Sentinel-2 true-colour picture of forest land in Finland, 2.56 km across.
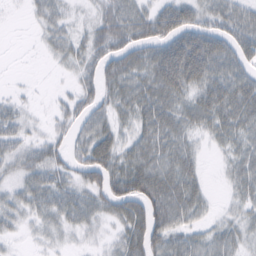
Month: February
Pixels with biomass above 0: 78%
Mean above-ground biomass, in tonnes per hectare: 44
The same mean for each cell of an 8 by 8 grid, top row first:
2 35 10 53 48 77 40 58
0 20 33 60 57 102 99 59
1 2 32 53 52 103 79 62
27 10 49 42 49 47 59 59
35 41 44 56 46 47 16 39
31 52 43 73 76 57 11 42
36 46 53 46 70 72 19 26
10 21 13 20 83 50 36 31
